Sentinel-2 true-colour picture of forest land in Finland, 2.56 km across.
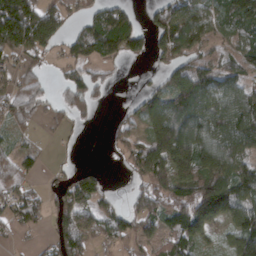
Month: March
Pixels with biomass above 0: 69%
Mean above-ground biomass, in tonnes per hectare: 85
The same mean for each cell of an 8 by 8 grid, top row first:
241 130 49 84 32 125 98 116
135 86 57 83 61 118 70 94
61 30 76 24 15 100 144 87
85 38 46 10 72 153 122 146
29 7 8 28 103 225 141 135
65 19 69 4 103 181 161 115
64 44 105 42 71 103 200 118
17 29 90 47 69 95 42 134
